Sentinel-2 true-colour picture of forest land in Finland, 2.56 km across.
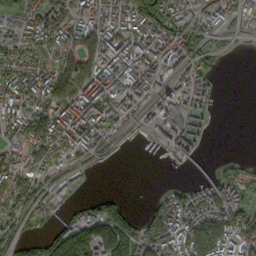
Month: September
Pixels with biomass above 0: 68%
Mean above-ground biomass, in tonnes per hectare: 75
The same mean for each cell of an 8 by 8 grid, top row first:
64 91 82 97 119 96 69 61
67 67 92 110 100 95 39 8
79 85 138 173 133 81 48 0
86 112 116 83 47 113 31 0
71 148 96 39 4 60 14 0
102 56 35 1 0 1 12 53
69 65 40 91 19 82 95 78
65 89 208 240 92 89 129 82
